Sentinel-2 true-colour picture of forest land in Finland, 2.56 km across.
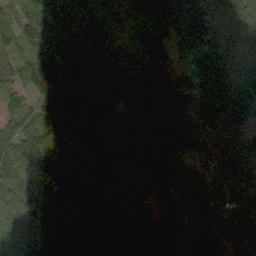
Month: September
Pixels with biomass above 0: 95%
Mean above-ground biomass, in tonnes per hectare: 87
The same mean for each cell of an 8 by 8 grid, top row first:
57 124 129 54 58 97 60 76
53 73 139 91 70 44 72 52
58 107 116 120 96 61 76 85
56 75 115 120 107 69 60 102
67 52 81 112 150 88 36 95
97 108 85 107 106 80 33 95
87 111 113 122 92 55 66 86
82 109 133 117 97 69 69 86
